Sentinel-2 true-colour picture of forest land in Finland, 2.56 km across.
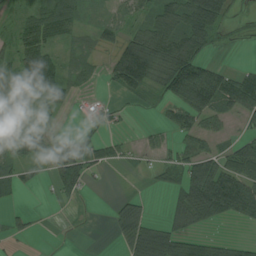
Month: August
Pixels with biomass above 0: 59%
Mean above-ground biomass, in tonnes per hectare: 42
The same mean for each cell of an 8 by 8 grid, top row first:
21 59 33 24 35 60 78 8
42 50 22 34 99 78 28 2
45 71 24 56 86 105 100 65
49 19 16 17 5 54 68 55
57 68 51 20 12 30 28 39
33 32 81 1 5 24 107 87
9 2 4 15 23 37 111 80
9 0 0 9 93 68 33 19
